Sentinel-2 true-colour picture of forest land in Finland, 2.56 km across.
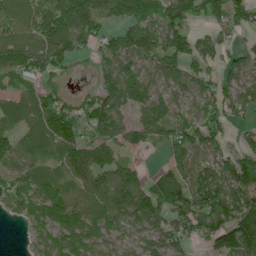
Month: June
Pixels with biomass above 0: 81%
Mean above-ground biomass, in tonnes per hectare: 95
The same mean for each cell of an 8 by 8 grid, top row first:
186 123 153 102 116 121 81 82
178 165 78 93 107 115 72 30
65 54 7 99 81 66 60 66
135 165 76 140 97 98 94 74
87 134 122 115 72 104 91 40
92 81 91 100 52 93 96 129
67 126 92 120 116 108 114 114
1 62 110 48 54 73 71 148
